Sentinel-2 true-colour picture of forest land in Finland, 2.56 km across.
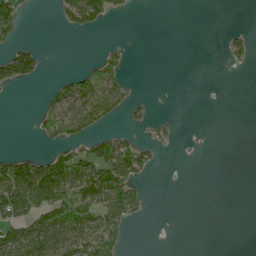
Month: June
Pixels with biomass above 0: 29%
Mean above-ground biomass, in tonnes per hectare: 34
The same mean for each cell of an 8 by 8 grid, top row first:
75 1 94 39 0 0 0 0
48 2 0 12 0 0 0 37
80 8 48 60 1 0 0 0
0 49 84 48 15 3 1 0
0 24 40 67 28 10 0 0
127 157 88 95 23 0 0 0
118 110 73 82 21 0 0 0
98 140 91 48 0 0 0 0
